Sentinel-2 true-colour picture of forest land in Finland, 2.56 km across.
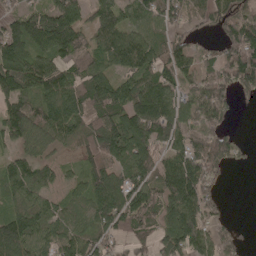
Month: May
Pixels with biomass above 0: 81%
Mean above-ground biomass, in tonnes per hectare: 91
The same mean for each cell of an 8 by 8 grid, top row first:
69 102 64 16 85 79 70 118
110 110 101 101 111 87 25 155
139 118 94 68 91 71 81 113
123 130 108 128 162 93 118 12
56 84 83 142 117 92 109 32
100 55 54 109 90 125 71 0
85 68 80 144 118 131 78 0
171 95 90 59 60 123 98 35
